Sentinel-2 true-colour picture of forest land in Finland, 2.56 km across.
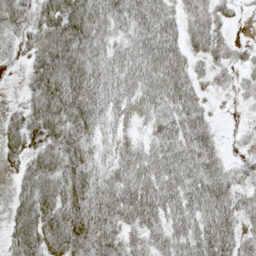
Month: May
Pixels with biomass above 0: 85%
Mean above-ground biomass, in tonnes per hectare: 58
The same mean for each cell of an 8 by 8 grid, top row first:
63 71 95 62 74 47 59 11
38 81 91 48 76 60 64 21
7 87 95 70 79 86 29 23
28 85 87 51 51 59 29 6
48 68 70 35 41 68 55 6
26 79 79 52 71 61 64 29
43 75 87 71 86 64 71 41
57 76 78 61 54 66 80 46
